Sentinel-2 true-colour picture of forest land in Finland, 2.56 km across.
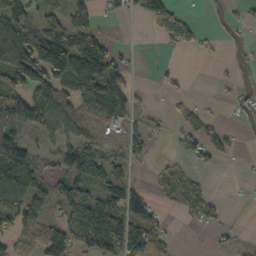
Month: October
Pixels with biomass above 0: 55%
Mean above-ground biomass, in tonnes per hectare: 57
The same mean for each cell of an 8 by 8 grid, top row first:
86 50 57 22 53 61 6 15
120 155 103 35 2 35 10 19
93 129 117 114 1 15 1 15
109 123 71 88 27 18 14 17
82 26 64 43 43 11 51 12
171 55 96 74 3 42 9 3
112 55 114 125 92 24 45 2
58 64 90 148 124 11 5 10
